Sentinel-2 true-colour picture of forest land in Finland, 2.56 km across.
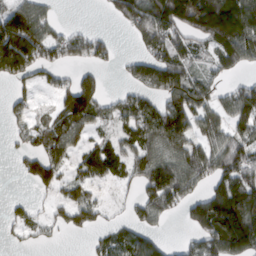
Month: March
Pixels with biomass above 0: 65%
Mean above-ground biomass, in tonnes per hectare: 95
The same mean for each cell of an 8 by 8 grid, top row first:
145 65 0 43 169 182 235 213
215 128 104 46 67 98 71 134
88 44 79 4 105 140 64 40
48 44 142 63 137 150 103 138
38 108 70 66 119 123 96 113
17 111 66 69 107 136 105 142
34 37 110 22 91 64 181 215
23 33 7 60 79 13 125 200
